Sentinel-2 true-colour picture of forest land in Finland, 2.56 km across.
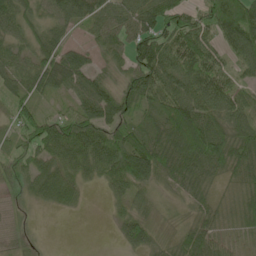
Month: May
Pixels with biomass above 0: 86%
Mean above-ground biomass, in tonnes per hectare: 54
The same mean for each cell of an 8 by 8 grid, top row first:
75 46 67 65 74 74 65 98
44 61 30 53 93 89 62 73
48 64 60 32 82 66 83 40
43 21 64 69 39 85 68 61
29 75 81 80 78 86 112 82
37 58 43 56 69 49 48 48
17 17 13 16 33 10 38 50
24 2 0 5 48 32 66 31
